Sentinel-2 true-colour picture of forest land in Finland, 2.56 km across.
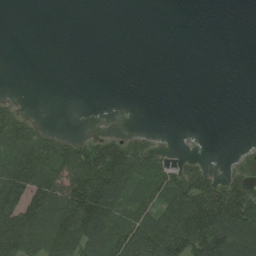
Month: August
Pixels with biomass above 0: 40%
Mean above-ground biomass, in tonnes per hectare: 53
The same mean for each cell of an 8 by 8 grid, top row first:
0 0 0 0 0 0 0 0
0 0 0 0 0 0 0 0
0 0 0 0 0 0 0 0
31 0 0 0 0 0 0 0
119 86 44 69 35 0 0 3
131 100 127 162 91 64 45 56
123 121 172 127 86 151 171 158
154 110 127 122 135 159 153 145
